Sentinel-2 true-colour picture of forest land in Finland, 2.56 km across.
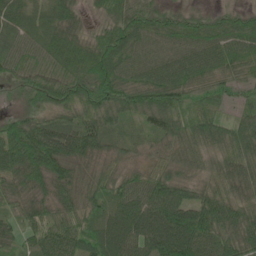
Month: June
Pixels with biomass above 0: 94%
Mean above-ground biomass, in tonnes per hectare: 63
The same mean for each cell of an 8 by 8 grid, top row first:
49 44 27 50 61 36 32 38
54 59 56 76 68 71 81 70
34 71 73 90 71 81 64 44
23 59 67 80 78 81 60 36
100 100 76 41 31 58 62 91
63 75 42 54 52 60 46 78
34 48 62 47 79 118 84 63
30 62 51 62 78 115 80 74
